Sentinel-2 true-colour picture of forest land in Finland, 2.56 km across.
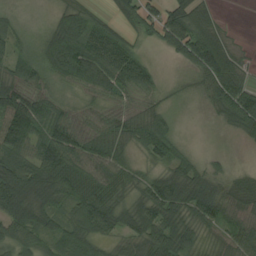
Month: August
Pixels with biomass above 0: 81%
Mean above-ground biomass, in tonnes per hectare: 63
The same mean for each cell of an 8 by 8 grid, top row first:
11 14 57 28 67 83 57 0
38 65 93 103 18 60 127 15
73 39 68 89 65 4 75 68
132 67 31 40 44 10 18 130
116 85 67 66 65 45 0 9
129 110 80 68 44 85 68 24
104 70 75 75 83 93 102 69
79 54 74 30 68 97 25 75
